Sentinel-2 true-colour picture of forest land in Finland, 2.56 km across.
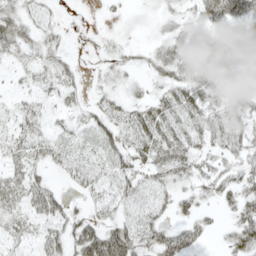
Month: May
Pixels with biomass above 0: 67%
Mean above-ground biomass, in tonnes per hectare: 28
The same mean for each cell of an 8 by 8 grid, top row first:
36 16 2 4 1 20 47 49
33 28 2 11 9 38 40 37
9 24 14 16 11 33 47 49
21 20 21 30 25 32 32 30
36 34 25 44 34 35 22 25
32 19 29 33 26 32 23 26
37 43 15 28 20 26 13 33
24 36 58 79 33 41 11 42
